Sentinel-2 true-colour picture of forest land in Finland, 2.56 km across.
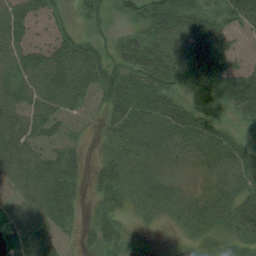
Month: August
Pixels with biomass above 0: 86%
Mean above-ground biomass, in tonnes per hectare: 46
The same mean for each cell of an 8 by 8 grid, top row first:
64 41 16 19 49 69 42 65
59 57 47 28 65 73 85 29
53 68 64 56 57 43 67 76
59 56 46 44 57 62 34 44
64 52 20 32 44 53 57 34
52 67 24 53 33 18 39 60
42 65 20 37 34 32 60 67
57 42 15 33 4 7 29 35
